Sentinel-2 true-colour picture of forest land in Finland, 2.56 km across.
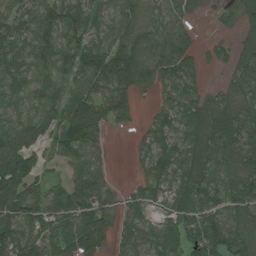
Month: July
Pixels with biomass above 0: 85%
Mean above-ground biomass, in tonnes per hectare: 86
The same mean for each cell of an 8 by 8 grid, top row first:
78 105 102 79 70 64 11 47
111 125 118 103 102 90 24 80
109 67 92 133 63 101 20 64
75 101 128 84 13 101 104 75
140 91 112 9 53 95 122 89
132 51 95 21 51 111 111 94
114 115 105 57 73 87 91 83
126 85 116 45 87 64 110 102
